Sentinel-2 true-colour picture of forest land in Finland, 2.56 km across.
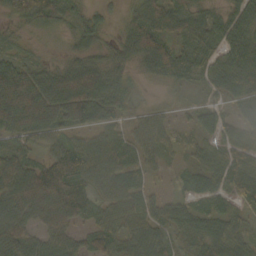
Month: October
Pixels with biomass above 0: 85%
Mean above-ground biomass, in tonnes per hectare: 53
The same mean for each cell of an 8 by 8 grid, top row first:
56 66 32 14 70 74 41 59
22 8 39 39 87 50 50 72
95 68 90 47 14 43 38 65
94 100 91 44 23 14 35 32
55 41 45 45 49 27 34 67
88 93 78 62 31 14 51 72
75 82 66 48 52 47 37 36
73 60 41 62 55 31 56 46
